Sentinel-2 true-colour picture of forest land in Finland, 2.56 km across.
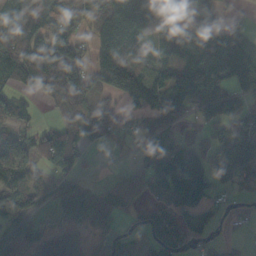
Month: October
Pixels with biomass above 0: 71%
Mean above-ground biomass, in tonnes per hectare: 82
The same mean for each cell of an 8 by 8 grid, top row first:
82 88 76 138 140 89 117 16
103 107 55 142 37 69 156 121
59 116 99 146 115 116 181 122
43 17 88 50 92 82 61 87
66 93 86 33 63 81 63 117
78 40 43 12 61 157 116 86
71 33 206 77 35 112 82 8
140 33 10 82 46 83 36 11
